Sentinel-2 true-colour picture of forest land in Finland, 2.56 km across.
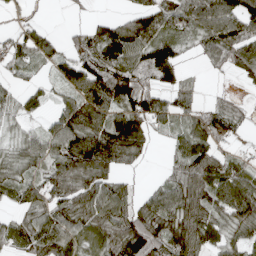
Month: April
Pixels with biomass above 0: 76%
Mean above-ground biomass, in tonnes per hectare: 68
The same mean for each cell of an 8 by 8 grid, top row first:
14 3 6 31 85 79 105 100
53 44 64 116 88 50 48 69
27 23 100 112 66 64 5 23
40 30 103 76 119 52 68 34
35 70 139 136 54 43 90 16
53 65 105 64 9 54 112 74
41 67 86 90 70 101 99 91
57 102 64 88 133 105 76 53
